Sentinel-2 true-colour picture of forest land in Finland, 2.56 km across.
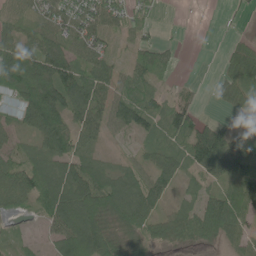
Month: June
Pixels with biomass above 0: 77%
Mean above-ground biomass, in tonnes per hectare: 55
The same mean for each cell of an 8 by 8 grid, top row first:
72 66 66 54 24 1 0 8
93 104 58 21 51 16 0 29
134 125 89 49 51 14 5 57
62 128 69 66 63 55 5 33
27 69 54 9 25 33 107 95
70 92 79 51 48 46 53 77
31 71 109 88 81 27 72 81
14 25 109 66 50 36 37 44
